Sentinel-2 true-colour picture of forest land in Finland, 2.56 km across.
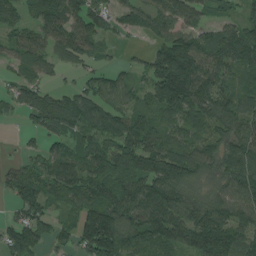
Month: August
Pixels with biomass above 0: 83%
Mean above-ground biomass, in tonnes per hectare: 94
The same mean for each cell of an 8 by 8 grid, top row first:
67 120 110 61 82 98 47 54
83 86 98 20 24 132 103 138
64 43 35 69 59 220 134 78
39 136 122 107 79 101 116 106
9 59 73 124 122 80 81 133
73 91 94 102 131 151 69 133
49 65 95 121 147 123 107 88
99 61 94 163 97 97 142 94
